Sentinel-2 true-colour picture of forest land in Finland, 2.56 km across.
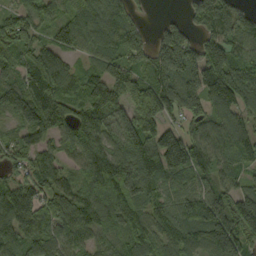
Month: September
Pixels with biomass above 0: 90%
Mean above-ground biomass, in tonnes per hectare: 112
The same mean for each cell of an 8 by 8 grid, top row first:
83 70 116 100 20 16 153 109
98 104 69 86 82 172 137 94
94 192 86 131 133 150 188 187
115 149 97 139 168 100 91 108
83 70 108 108 158 168 107 115
62 105 72 153 159 93 72 73
147 103 120 124 108 99 132 152
108 103 80 77 117 108 151 128
